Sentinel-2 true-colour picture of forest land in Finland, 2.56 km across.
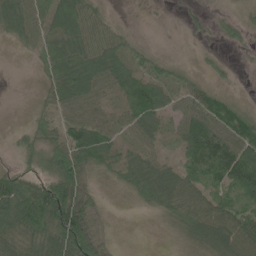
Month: June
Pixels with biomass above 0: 76%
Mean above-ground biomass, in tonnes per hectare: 54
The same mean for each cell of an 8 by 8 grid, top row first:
72 61 91 15 2 3 14 17
12 56 76 59 18 2 8 13
5 40 99 61 58 40 22 3
7 33 61 39 75 38 87 51
27 62 93 51 42 28 102 91
59 90 96 22 84 71 82 103
101 156 132 5 21 73 80 55
63 87 140 19 0 16 77 90
